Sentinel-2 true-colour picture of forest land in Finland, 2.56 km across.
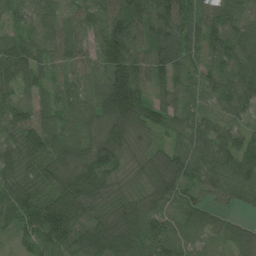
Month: July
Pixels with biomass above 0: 97%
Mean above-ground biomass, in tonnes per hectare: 86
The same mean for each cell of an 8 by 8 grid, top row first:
45 59 64 108 120 125 101 78
82 68 62 140 77 120 100 100
76 59 61 139 73 78 75 101
70 78 84 138 97 76 57 61
68 104 86 104 48 57 90 93
75 80 125 80 87 113 88 120
99 128 124 88 84 58 54 34
30 91 100 127 103 79 38 64
